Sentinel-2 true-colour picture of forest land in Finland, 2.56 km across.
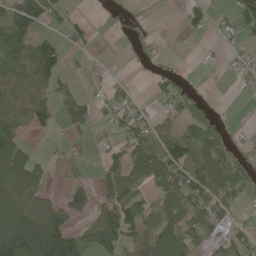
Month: May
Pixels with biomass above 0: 55%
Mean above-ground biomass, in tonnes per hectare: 55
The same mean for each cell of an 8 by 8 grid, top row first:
79 58 13 3 3 3 41 69
75 58 19 1 19 0 3 15
65 67 11 20 4 23 0 10
70 50 59 45 29 41 30 0
63 7 22 41 87 94 134 11
81 24 28 55 86 106 152 85
103 82 47 79 93 118 112 33
126 122 60 79 136 122 71 62
